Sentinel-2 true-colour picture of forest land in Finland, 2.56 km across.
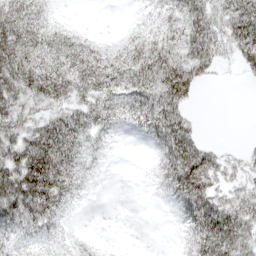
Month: April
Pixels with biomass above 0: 72%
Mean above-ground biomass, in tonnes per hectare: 38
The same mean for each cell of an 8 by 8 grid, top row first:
53 23 2 0 14 48 58 78
72 46 34 21 51 68 68 61
71 69 47 44 60 77 17 5
60 36 38 34 54 48 0 0
61 80 37 8 10 73 22 7
84 83 26 1 2 59 54 22
70 52 5 0 0 20 72 49
26 18 9 2 0 7 68 54
